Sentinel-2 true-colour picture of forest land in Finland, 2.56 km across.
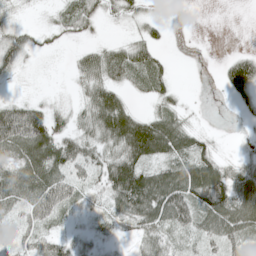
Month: May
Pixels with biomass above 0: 71%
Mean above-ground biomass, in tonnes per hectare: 41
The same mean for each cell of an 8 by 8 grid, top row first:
15 8 48 18 20 1 0 0
50 12 14 29 53 0 0 5
15 1 25 49 53 15 0 103
79 56 26 92 22 32 1 9
81 86 57 54 105 75 26 7
69 85 37 70 76 70 72 47
40 71 30 40 86 88 78 60
32 41 29 20 38 26 32 50
